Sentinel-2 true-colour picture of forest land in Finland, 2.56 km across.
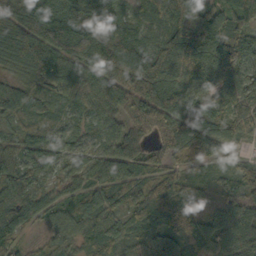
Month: October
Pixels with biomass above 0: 96%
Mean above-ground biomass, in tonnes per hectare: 93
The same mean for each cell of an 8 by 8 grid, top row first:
139 189 195 130 69 109 98 85
135 121 128 159 118 139 163 126
75 108 87 88 153 78 75 74
72 61 58 73 110 131 122 67
62 83 61 70 73 117 99 53
82 52 64 103 73 86 49 59
84 61 65 66 79 97 30 78
62 42 63 91 68 118 83 125
